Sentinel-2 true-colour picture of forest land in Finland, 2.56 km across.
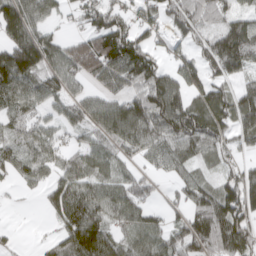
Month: April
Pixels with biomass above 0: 80%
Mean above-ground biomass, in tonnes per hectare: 75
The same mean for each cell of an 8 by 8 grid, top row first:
123 54 44 78 62 80 61 51
136 93 102 122 76 33 69 122
127 77 58 93 109 98 65 50
74 44 65 99 118 123 84 82
61 67 41 77 87 86 75 42
40 40 76 60 45 43 29 70
5 39 129 85 63 31 92 115
13 25 152 86 67 76 88 116
